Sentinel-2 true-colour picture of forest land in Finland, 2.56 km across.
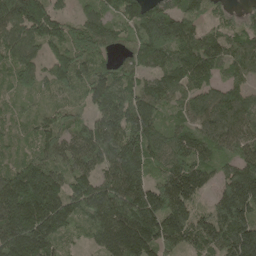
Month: May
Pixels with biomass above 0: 94%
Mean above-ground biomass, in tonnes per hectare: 132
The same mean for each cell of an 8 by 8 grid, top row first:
194 164 69 93 170 184 83 48
136 105 144 86 165 163 150 105
82 88 114 150 102 143 108 73
37 58 58 169 162 75 139 108
42 114 128 169 181 132 105 100
136 137 123 147 115 190 96 181
200 196 153 198 218 181 74 201
184 144 32 174 197 138 144 217
